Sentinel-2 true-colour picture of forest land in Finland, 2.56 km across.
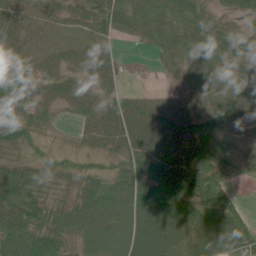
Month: June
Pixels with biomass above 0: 90%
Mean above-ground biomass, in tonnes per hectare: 50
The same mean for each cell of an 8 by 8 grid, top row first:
54 24 32 64 54 55 42 31
43 18 24 13 8 47 55 46
16 30 28 33 0 18 46 38
43 22 29 51 57 53 59 60
49 14 15 47 64 53 69 39
76 52 45 40 90 122 76 17
89 65 66 55 86 110 81 33
86 85 34 29 91 70 87 81
